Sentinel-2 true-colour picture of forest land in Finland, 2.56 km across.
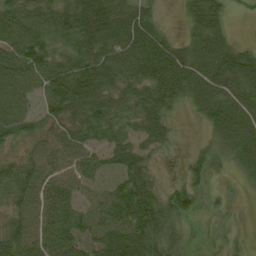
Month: August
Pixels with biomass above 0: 84%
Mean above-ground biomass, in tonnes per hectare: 52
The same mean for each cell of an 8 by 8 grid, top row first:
55 60 101 96 46 6 67 5
73 56 65 72 88 46 72 32
70 76 91 57 72 90 70 67
63 54 58 52 63 19 50 62
30 39 49 44 39 9 27 63
56 52 51 42 52 6 32 20
34 57 45 77 89 53 17 4
53 58 67 84 83 36 7 15
